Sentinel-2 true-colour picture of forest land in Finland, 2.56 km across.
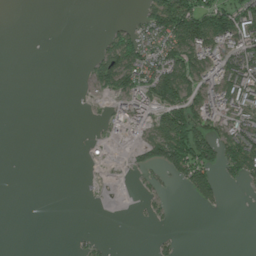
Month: July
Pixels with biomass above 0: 35%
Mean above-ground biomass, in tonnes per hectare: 38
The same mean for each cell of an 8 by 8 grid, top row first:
0 0 0 0 43 136 135 106
0 0 0 61 71 96 108 87
0 0 3 92 87 130 83 101
0 0 1 29 78 111 100 77
0 0 2 13 56 159 118 107
0 0 1 3 12 41 71 50
0 0 0 0 8 3 16 0
0 0 7 2 0 12 0 0
